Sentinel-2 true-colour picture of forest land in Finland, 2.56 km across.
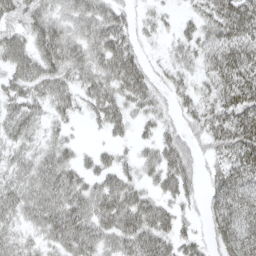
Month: April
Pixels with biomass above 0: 83%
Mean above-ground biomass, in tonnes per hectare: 47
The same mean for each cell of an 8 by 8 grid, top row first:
44 53 60 59 16 17 52 81
70 76 56 76 19 29 45 75
55 62 44 65 56 29 32 61
47 32 22 52 36 26 46 64
37 35 15 21 20 45 31 67
37 54 41 48 30 66 26 63
42 55 58 71 70 32 31 70
32 36 61 43 69 47 25 69
